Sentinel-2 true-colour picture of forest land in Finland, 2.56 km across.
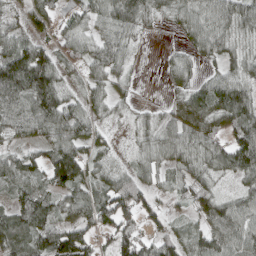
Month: April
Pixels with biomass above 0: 85%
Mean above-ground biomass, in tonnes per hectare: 64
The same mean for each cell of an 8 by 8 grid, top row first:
32 63 54 92 70 44 72 85
72 52 66 69 8 19 63 39
132 98 39 51 5 46 43 69
84 98 61 27 17 48 87 112
33 60 76 25 43 76 75 101
75 75 90 54 49 39 47 61
63 68 79 102 73 19 69 83
93 83 89 70 64 59 88 94
